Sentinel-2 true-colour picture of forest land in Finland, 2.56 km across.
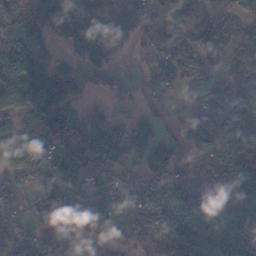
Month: November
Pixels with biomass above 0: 75%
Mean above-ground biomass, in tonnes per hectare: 62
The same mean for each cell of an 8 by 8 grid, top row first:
52 97 77 83 68 49 47 28
71 25 43 48 25 106 99 63
104 107 62 27 31 65 48 55
66 99 24 24 19 11 62 79
76 74 102 88 62 33 58 47
44 57 89 58 47 54 97 78
35 30 88 78 86 65 96 125
52 75 35 18 48 69 62 89
